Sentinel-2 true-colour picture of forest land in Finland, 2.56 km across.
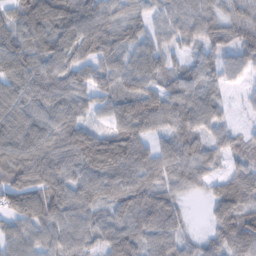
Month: February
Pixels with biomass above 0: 94%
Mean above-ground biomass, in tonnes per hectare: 73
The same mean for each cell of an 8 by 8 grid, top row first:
68 100 88 61 45 58 62 62
94 83 83 80 60 38 52 74
81 82 65 74 71 51 52 25
85 78 60 70 109 92 75 12
84 79 121 114 66 77 61 39
83 94 80 88 87 75 52 68
90 101 82 66 111 60 36 102
66 66 67 73 65 63 45 99
